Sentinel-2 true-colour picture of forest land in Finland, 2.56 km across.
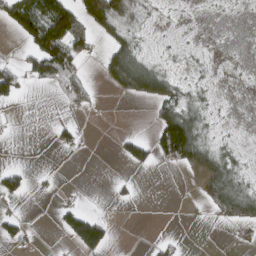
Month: March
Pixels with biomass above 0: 36%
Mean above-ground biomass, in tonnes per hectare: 33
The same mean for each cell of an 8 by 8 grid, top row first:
79 129 108 140 28 3 2 2
7 170 73 59 18 7 2 1
71 60 41 43 91 35 6 1
1 0 13 0 1 85 20 0
1 5 19 5 44 181 38 8
42 4 0 5 2 3 67 36
4 0 31 5 0 0 44 95
32 0 99 29 1 11 0 10
